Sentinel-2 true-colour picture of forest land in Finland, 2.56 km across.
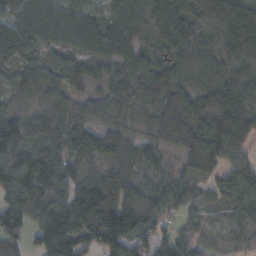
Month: October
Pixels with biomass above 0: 93%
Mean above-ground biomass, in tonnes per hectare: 92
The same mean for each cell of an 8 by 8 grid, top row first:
85 92 86 55 74 102 87 140
125 56 70 88 54 71 71 90
85 102 65 70 87 83 75 78
80 73 69 70 52 97 137 115
157 97 109 88 50 64 161 98
142 144 77 104 56 40 67 107
122 126 166 198 126 44 41 65
66 142 129 183 68 76 36 41
